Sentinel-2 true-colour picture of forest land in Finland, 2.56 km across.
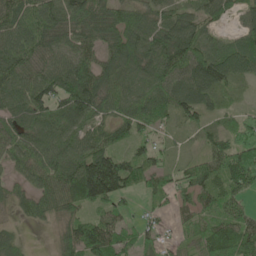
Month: May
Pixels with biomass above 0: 87%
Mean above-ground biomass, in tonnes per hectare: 73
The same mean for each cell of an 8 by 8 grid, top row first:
79 98 92 77 70 66 64 50
100 83 87 74 101 113 76 74
83 90 105 83 82 81 106 47
86 83 92 67 87 63 41 23
82 94 77 57 41 17 43 86
42 97 146 174 78 32 79 121
40 65 65 67 17 40 52 52
32 6 111 98 41 21 74 94
